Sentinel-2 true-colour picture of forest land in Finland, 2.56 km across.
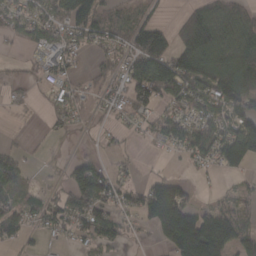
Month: March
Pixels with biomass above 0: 64%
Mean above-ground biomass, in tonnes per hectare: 74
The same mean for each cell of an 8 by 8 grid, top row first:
76 94 154 67 42 19 105 88
28 89 51 68 131 92 135 121
22 40 31 59 145 152 122 156
6 27 36 35 70 69 87 102
14 6 5 19 15 59 102 192
83 9 91 55 21 32 13 42
72 61 113 73 108 205 54 59
44 22 40 63 12 193 244 102
